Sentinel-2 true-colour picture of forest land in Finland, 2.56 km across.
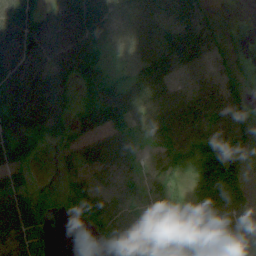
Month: August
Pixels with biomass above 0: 82%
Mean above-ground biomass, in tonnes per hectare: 48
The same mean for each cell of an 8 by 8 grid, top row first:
76 38 70 53 49 50 30 4
59 55 66 32 50 76 55 14
66 62 36 36 75 40 39 27
77 73 27 91 72 69 61 53
70 16 36 60 26 54 74 53
34 2 26 30 31 32 82 64
77 11 23 28 35 40 92 63
47 15 0 29 20 53 74 69
